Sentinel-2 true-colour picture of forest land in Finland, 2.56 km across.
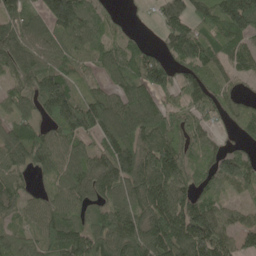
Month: May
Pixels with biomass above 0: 86%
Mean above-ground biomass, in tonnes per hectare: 94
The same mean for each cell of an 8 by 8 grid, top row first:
89 126 123 33 8 109 103 185
98 87 62 55 59 93 103 84
68 135 53 66 120 89 81 40
74 95 159 129 146 65 67 70
98 114 72 120 100 103 57 31
63 59 107 136 138 123 79 107
69 82 72 83 126 143 115 54
65 92 107 128 133 136 177 72
